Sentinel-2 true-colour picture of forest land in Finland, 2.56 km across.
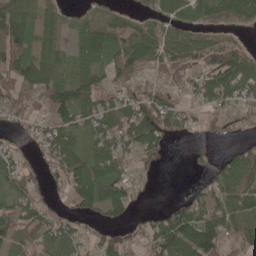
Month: May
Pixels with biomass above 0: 73%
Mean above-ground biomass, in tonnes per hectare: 70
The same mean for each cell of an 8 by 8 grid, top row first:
96 57 41 55 48 69 63 69
106 69 59 100 106 98 98 58
111 107 85 78 53 55 86 102
47 65 88 114 129 74 53 52
31 79 59 98 113 12 23 28
75 43 89 89 21 0 45 92
74 49 54 67 20 47 86 72
65 66 58 76 56 120 121 36
